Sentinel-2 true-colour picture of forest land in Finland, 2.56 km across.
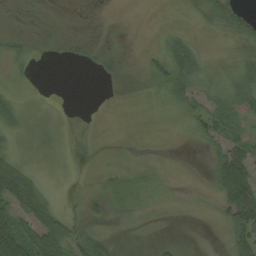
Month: August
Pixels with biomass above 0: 54%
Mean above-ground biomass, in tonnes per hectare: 17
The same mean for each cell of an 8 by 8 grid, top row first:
4 3 0 1 0 2 22 31
20 10 13 8 3 30 3 18
9 0 0 10 7 39 20 28
23 6 0 0 0 13 39 30
9 11 3 1 1 0 17 34
44 6 1 6 6 1 10 67
43 46 11 12 6 1 2 59
81 80 53 19 3 6 1 36
